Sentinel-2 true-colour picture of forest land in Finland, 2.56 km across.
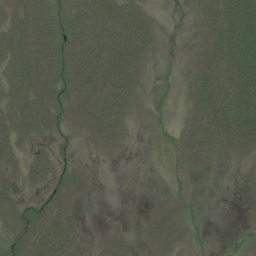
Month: July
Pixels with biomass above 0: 66%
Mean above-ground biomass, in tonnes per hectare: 28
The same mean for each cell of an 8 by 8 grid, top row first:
22 32 51 54 30 0 18 44
43 43 61 61 43 0 25 42
39 46 63 73 18 5 33 40
42 48 47 70 7 6 43 46
34 18 15 24 0 13 32 38
24 37 21 0 2 7 7 3
38 34 9 1 7 24 5 0
40 51 24 14 15 24 5 7
